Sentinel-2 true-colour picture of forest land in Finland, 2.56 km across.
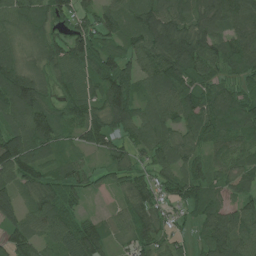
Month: July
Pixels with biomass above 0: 91%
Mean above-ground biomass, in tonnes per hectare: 85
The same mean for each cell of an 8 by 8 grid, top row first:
81 78 74 84 103 104 107 116
55 81 103 54 99 143 102 102
134 69 84 149 79 125 70 60
101 94 90 136 75 102 118 113
136 93 58 74 87 87 77 79
97 70 60 48 54 68 74 64
76 91 43 24 85 41 76 75
101 67 107 49 75 44 78 96
